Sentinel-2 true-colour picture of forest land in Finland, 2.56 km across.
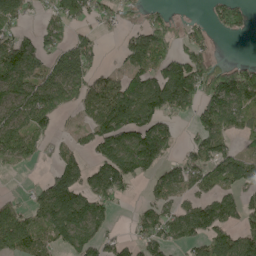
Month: May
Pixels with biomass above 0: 64%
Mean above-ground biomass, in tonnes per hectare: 90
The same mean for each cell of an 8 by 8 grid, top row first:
70 46 82 43 43 14 29 62
134 71 93 5 130 42 44 0
133 116 114 62 135 190 128 146
108 131 51 178 164 82 104 131
126 44 42 142 184 43 114 46
13 46 120 169 79 74 98 125
54 145 175 61 47 65 112 85
113 68 131 47 73 66 92 102
